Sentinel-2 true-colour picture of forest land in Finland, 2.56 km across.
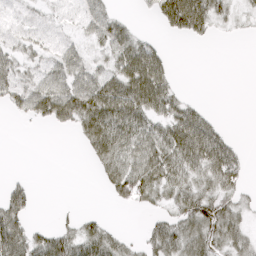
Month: April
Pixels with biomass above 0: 56%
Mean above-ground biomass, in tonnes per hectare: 35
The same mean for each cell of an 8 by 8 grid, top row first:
17 15 25 30 6 89 60 18
24 21 25 45 47 1 2 0
40 47 52 56 88 16 0 0
21 59 76 78 63 49 17 0
0 0 18 79 64 74 79 12
5 0 0 50 71 55 51 31
46 0 5 6 18 36 56 27
72 47 52 36 21 53 50 38
